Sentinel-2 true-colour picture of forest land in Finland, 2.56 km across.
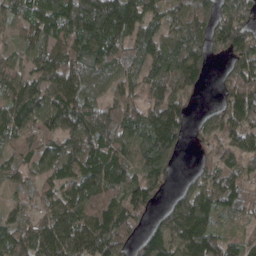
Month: April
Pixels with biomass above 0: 87%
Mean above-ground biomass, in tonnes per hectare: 107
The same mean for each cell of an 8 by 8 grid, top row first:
85 128 202 187 128 88 82 98
51 94 124 132 125 132 107 137
85 124 114 88 109 127 41 154
126 131 134 131 99 104 36 131
86 89 125 134 127 98 59 84
60 83 110 125 130 32 91 86
36 71 103 117 91 145 139 76
117 121 124 155 78 155 136 58
